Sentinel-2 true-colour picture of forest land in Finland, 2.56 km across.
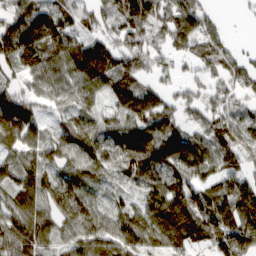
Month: March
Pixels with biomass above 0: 88%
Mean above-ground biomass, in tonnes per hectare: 105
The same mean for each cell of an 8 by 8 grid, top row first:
116 115 100 105 182 136 71 12
160 111 129 133 103 83 120 30
71 108 119 144 69 51 63 104
199 59 89 69 184 84 102 82
114 83 93 87 152 124 101 116
93 75 77 45 73 101 77 107
102 90 118 48 79 129 150 169
161 94 112 114 103 100 105 195
